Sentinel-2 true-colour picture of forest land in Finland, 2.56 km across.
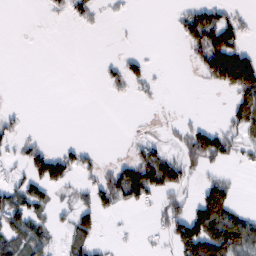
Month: February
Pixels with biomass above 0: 36%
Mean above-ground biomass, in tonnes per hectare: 35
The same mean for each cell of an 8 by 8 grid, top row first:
0 9 30 7 0 20 65 25
0 0 0 2 2 3 118 71
0 0 0 27 35 0 37 149
11 0 0 0 2 4 0 61
29 15 18 0 29 24 98 36
22 79 27 62 116 75 28 5
69 34 43 39 21 54 139 25
60 33 43 6 3 79 153 95
